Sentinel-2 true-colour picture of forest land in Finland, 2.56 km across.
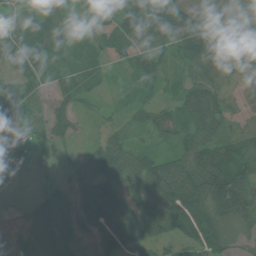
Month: July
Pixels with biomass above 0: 94%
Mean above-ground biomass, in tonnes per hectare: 61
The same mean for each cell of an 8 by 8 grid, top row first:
51 61 21 51 91 96 101 65
91 66 42 48 55 70 119 123
52 44 46 12 41 29 76 35
37 36 33 18 34 51 93 23
30 42 16 56 30 43 74 63
7 18 55 86 113 132 122 97
7 77 61 95 100 124 96 95
35 75 43 66 77 52 74 43
